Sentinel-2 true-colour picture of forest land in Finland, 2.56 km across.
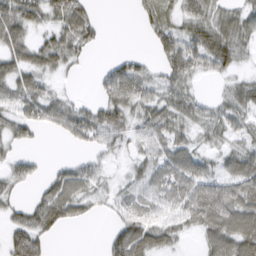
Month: March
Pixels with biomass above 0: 71%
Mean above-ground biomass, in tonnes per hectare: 40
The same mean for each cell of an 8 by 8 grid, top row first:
70 41 57 0 21 27 46 45
56 54 39 0 4 65 73 41
59 24 4 50 49 54 12 26
39 48 45 58 41 43 33 42
29 1 27 34 32 49 21 25
41 23 57 14 40 59 46 61
30 62 39 21 39 48 90 68
65 28 0 39 55 23 38 74
